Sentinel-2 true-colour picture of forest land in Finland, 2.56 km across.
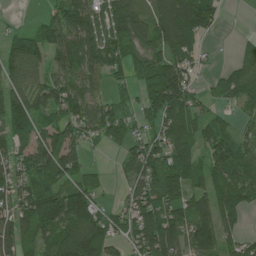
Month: June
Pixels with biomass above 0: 81%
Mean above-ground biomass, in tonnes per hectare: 97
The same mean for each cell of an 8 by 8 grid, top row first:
6 48 123 138 89 162 144 0
83 92 129 99 95 114 18 29
99 73 90 52 101 144 28 92
133 78 109 91 71 144 53 41
86 138 81 50 105 123 91 77
109 158 88 18 110 151 97 99
115 182 203 40 138 121 97 98
119 94 187 76 135 89 134 61
